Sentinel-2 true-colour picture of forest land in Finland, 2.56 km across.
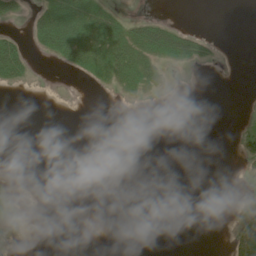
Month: June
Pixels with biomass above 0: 15%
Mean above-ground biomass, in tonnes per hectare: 8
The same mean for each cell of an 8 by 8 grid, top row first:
13 45 57 31 10 1 0 0
35 29 43 46 45 48 15 0
19 0 4 21 21 0 0 0
0 0 0 0 0 0 0 0
0 0 0 0 0 0 0 7
0 0 0 0 0 0 0 1
2 0 0 0 0 0 0 1
1 0 0 0 0 0 0 30
